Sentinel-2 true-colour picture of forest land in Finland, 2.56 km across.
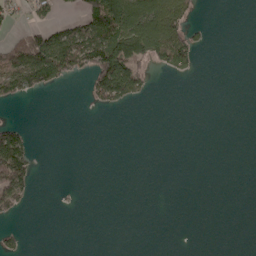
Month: May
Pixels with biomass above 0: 22%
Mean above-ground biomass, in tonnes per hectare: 28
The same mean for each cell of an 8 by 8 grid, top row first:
25 27 53 192 122 92 0 0
69 110 132 128 116 124 10 0
91 64 16 136 38 7 0 0
0 0 0 13 0 0 0 0
82 0 0 0 0 0 0 0
101 0 0 0 0 0 0 0
43 0 2 0 0 0 0 0
23 0 0 0 0 0 0 0
